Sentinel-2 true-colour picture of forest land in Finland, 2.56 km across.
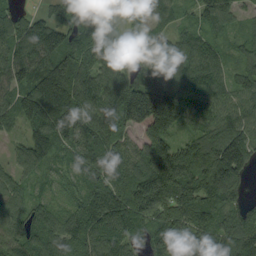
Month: September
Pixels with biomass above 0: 94%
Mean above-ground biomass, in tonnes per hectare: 105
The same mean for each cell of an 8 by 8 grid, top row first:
57 43 151 57 79 51 76 37
96 143 120 109 67 96 77 55
91 189 133 110 102 130 124 75
82 186 144 134 194 172 111 98
32 118 123 106 102 99 111 126
56 45 76 111 151 175 153 101
66 67 102 148 123 115 138 87
85 129 107 113 65 89 112 129
